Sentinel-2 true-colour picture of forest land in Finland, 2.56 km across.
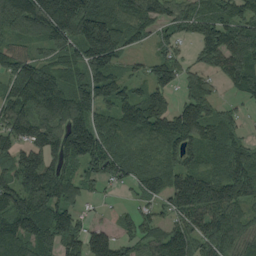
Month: August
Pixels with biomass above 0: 86%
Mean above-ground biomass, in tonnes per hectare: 127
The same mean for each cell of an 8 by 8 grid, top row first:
164 232 219 139 126 95 100 122
101 85 154 187 36 52 103 138
163 169 106 143 89 91 68 112
136 175 170 104 171 143 113 37
132 168 211 110 82 123 111 78
159 210 97 91 119 143 152 157
186 183 65 24 62 143 183 115
145 111 121 125 110 130 117 101
